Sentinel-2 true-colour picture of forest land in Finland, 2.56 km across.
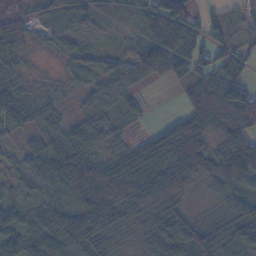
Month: November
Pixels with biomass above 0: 84%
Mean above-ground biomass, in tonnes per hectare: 45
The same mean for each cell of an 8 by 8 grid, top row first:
40 30 47 13 61 110 35 34
49 16 27 19 64 94 72 43
29 14 18 59 35 35 57 62
40 34 20 28 15 17 71 86
8 37 45 18 50 103 39 82
17 45 74 64 74 81 40 71
23 33 51 46 47 33 7 47
45 43 55 26 30 59 49 61
